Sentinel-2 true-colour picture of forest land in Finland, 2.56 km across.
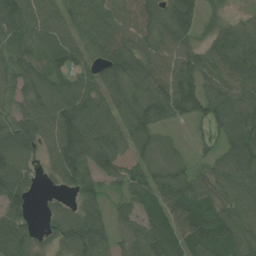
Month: July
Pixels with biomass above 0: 86%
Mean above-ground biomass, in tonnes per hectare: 73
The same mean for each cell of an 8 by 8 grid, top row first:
101 82 89 73 98 113 36 20
64 58 64 82 79 81 54 86
69 75 55 69 89 103 67 86
59 106 100 75 108 101 78 77
94 62 123 101 64 26 29 77
88 17 80 73 69 76 59 68
72 19 49 31 58 102 78 74
124 31 105 49 82 68 92 63
